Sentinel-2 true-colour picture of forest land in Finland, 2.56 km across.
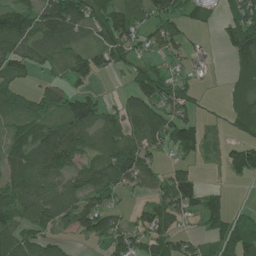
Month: July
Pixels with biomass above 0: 70%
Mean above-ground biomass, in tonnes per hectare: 62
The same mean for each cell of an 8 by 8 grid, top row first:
92 106 105 99 56 63 45 68
87 51 39 83 48 55 9 111
45 20 46 8 76 46 2 50
50 43 105 40 105 74 7 53
58 102 88 80 77 92 41 55
61 90 79 83 74 77 5 45
87 92 93 45 36 89 64 7
90 53 25 81 67 52 35 87
